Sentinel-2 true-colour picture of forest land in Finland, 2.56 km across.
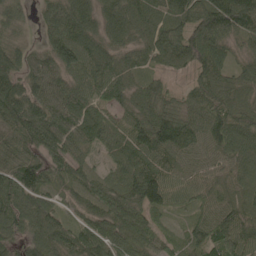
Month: May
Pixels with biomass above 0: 95%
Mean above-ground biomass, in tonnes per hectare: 89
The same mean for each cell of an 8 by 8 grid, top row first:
50 66 99 95 108 107 142 147
51 67 107 74 95 121 125 45
109 86 69 109 61 20 102 84
114 88 92 64 102 85 95 95
76 102 82 82 121 116 87 97
118 79 63 60 123 78 73 91
105 78 53 118 89 39 75 103
62 101 95 105 89 37 97 119
